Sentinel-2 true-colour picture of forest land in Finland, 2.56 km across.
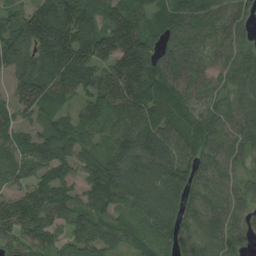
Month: August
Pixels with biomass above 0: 93%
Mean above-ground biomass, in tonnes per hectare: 70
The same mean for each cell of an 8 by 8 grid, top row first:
60 111 113 86 61 84 78 55
104 127 104 111 78 66 42 61
77 108 86 99 105 80 44 66
72 52 43 73 85 60 50 65
56 84 64 48 82 77 61 58
57 66 59 101 83 81 60 41
71 90 61 60 61 58 67 49
51 52 53 63 40 51 54 43
